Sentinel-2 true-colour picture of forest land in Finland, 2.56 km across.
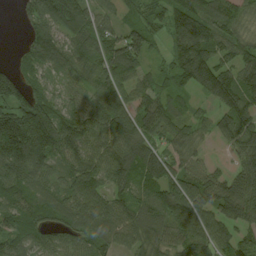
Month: August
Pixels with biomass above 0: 89%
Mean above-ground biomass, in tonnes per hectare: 96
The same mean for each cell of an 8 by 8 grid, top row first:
20 112 106 42 59 112 106 71
17 131 86 108 77 88 131 93
113 69 59 99 54 83 141 135
162 149 96 140 102 61 37 139
228 160 118 102 91 60 25 104
124 66 130 91 111 89 75 111
108 97 106 89 85 132 91 126
86 58 74 72 74 87 93 66
